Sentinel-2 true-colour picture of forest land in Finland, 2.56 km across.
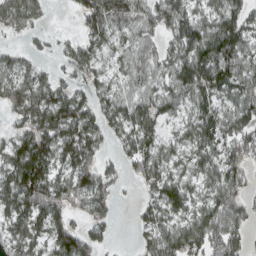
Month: March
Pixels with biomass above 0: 80%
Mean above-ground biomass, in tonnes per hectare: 78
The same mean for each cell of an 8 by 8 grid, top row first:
81 18 56 111 81 88 61 70
23 13 57 46 69 76 122 103
64 54 46 48 78 93 107 89
74 124 106 80 107 55 70 105
82 115 141 35 83 45 82 105
129 126 111 49 80 53 70 57
111 129 62 45 44 74 79 83
72 80 107 19 46 110 110 65
